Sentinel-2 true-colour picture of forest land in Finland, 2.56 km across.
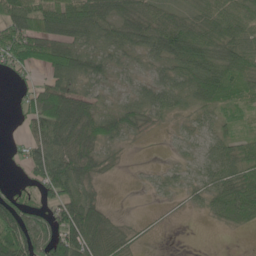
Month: May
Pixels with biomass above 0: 77%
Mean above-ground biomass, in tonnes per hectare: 48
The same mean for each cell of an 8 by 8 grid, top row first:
74 81 80 64 56 43 58 62
75 71 59 50 48 78 73 61
14 40 53 43 36 57 82 55
14 95 77 50 48 36 44 36
7 83 78 41 5 18 28 42
4 72 67 10 9 20 37 62
73 39 78 13 1 4 28 68
108 79 81 60 9 0 0 0
